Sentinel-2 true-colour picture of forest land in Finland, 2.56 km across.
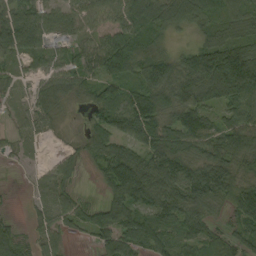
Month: September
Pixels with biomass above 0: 86%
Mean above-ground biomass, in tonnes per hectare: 80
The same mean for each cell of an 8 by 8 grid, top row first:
86 60 61 59 116 99 86 83
103 40 49 105 70 33 127 119
42 47 69 95 107 122 166 200
31 48 15 101 128 101 72 114
23 10 25 85 110 104 105 107
2 40 22 103 140 132 147 90
3 44 42 74 90 123 82 123
59 54 15 97 113 81 59 72
